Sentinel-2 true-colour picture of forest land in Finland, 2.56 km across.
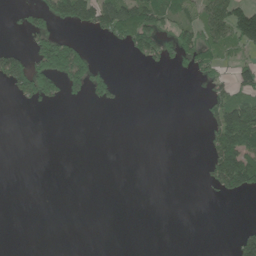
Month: June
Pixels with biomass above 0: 24%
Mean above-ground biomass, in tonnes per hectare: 38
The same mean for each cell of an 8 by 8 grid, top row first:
9 60 107 154 144 63 82 126
31 130 71 13 94 81 70 62
94 120 85 50 0 4 34 51
1 3 0 3 0 0 46 150
0 0 0 0 0 0 47 161
0 0 0 0 0 0 41 158
0 0 0 0 0 0 0 0
0 0 0 0 0 0 0 67
